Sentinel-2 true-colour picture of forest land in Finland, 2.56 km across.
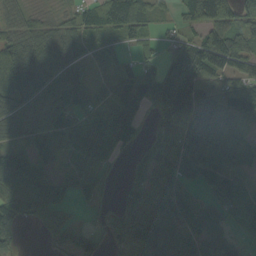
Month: September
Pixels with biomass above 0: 82%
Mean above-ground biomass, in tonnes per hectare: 91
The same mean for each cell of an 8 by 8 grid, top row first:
53 31 69 114 85 37 127 78
109 137 91 70 52 71 166 121
180 153 106 92 133 170 96 95
131 102 94 115 72 146 106 93
82 104 96 96 60 99 105 76
142 76 55 25 74 108 87 78
92 116 23 42 123 104 72 93
38 27 64 51 116 89 81 42
